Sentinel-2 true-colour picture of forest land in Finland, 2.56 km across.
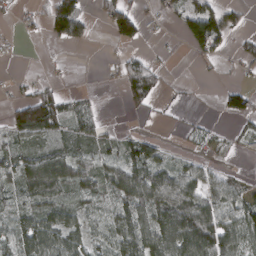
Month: March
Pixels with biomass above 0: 59%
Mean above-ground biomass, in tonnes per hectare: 49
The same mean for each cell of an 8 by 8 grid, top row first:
16 55 62 90 34 43 110 27
7 6 13 12 20 4 99 29
11 15 0 9 91 5 5 9
74 112 43 0 15 6 1 57
43 34 42 30 62 7 30 20
64 123 69 60 86 72 41 20
41 66 42 44 89 113 95 77
63 88 53 48 94 138 115 76
